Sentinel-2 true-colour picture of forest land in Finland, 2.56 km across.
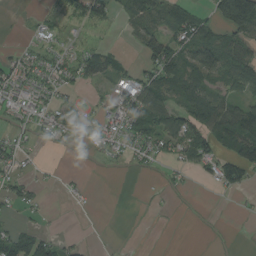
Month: August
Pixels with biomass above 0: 50%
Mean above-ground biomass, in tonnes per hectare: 39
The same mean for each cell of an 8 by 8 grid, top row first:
4 19 34 30 68 78 41 178
15 25 19 17 53 72 110 71
48 42 42 46 58 77 67 94
35 38 21 43 90 70 90 68
32 9 21 48 58 72 72 113
35 4 6 1 6 13 24 56
30 7 4 0 3 4 1 4
71 48 11 0 0 0 1 1
